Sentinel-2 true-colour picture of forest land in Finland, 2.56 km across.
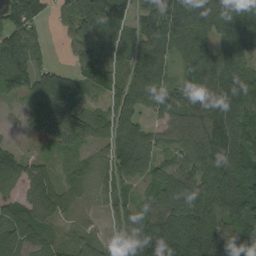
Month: September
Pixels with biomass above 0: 88%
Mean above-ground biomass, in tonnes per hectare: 91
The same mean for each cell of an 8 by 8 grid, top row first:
126 40 95 158 67 179 204 117
131 33 45 80 90 90 77 92
123 85 55 65 89 58 112 114
12 50 36 77 63 91 105 124
14 27 57 78 95 68 125 114
53 59 52 79 65 100 120 128
76 82 27 63 71 136 169 133
99 60 48 77 143 193 189 125
